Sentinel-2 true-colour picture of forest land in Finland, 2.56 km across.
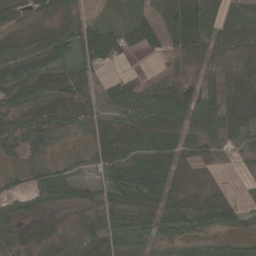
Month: May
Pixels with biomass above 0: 83%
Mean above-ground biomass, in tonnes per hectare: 54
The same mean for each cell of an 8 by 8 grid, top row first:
52 49 36 20 37 98 78 44
39 44 69 79 49 80 68 54
45 42 57 26 30 81 53 59
90 71 65 30 64 85 55 53
74 26 6 54 68 69 49 41
14 46 23 56 57 87 66 18
49 40 40 55 65 86 91 32
77 101 50 51 33 34 34 31
